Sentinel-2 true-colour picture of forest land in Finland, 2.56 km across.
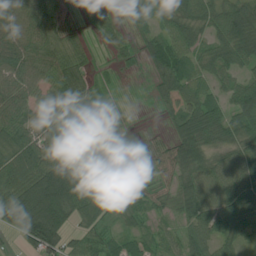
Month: July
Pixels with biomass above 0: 84%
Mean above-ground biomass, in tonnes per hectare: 61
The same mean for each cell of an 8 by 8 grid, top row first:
86 74 19 34 40 63 54 68
87 67 38 19 32 83 40 66
73 81 72 10 4 67 52 45
69 79 83 11 1 41 70 74
77 77 101 69 10 51 58 51
79 139 161 99 25 48 73 73
99 137 66 45 40 43 76 75
30 122 39 30 35 36 61 50
